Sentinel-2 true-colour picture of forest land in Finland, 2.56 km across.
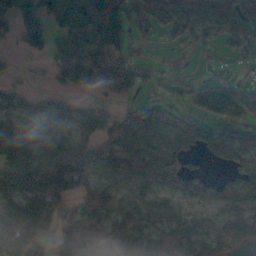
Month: November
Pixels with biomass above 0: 72%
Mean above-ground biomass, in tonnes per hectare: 80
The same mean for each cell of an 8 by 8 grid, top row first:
99 95 135 112 76 76 93 89
20 65 92 100 22 19 23 37
12 14 64 108 41 35 47 33
67 55 45 37 95 46 89 80
55 71 98 107 92 87 90 138
91 160 155 65 79 107 52 72
113 166 88 123 72 51 49 72
78 66 212 140 75 79 90 97
